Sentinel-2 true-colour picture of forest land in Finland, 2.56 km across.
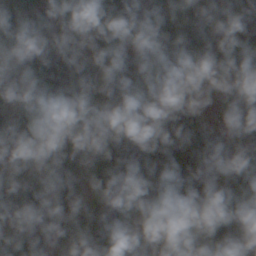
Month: October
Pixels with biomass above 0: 92%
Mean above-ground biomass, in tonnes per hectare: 83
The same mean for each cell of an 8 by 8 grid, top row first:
62 34 68 87 88 46 69 82
65 88 35 65 42 84 102 87
52 129 99 59 91 123 87 59
56 100 86 53 67 110 65 84
86 160 78 102 107 117 126 77
42 48 41 83 107 115 80 118
99 74 70 60 56 139 115 103
53 71 75 85 67 68 120 125
